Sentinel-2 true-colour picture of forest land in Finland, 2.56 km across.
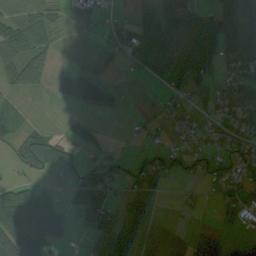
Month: August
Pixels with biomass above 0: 58%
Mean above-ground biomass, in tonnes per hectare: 42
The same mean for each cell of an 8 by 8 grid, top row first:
55 47 23 21 51 57 34 77
75 40 3 26 81 58 64 76
42 24 54 15 21 67 59 62
26 4 16 22 8 24 31 76
45 71 54 8 16 22 27 54
8 18 34 28 35 27 42 62
158 78 54 46 26 6 7 68
81 62 13 71 42 23 37 13
